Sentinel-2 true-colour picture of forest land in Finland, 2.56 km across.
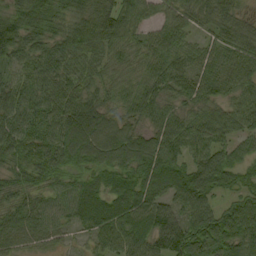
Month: September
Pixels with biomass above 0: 95%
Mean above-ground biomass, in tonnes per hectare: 70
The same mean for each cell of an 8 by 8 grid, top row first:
84 76 71 85 46 52 65 53
85 63 75 59 53 66 48 72
43 67 62 49 60 78 77 72
71 74 92 64 62 54 55 64
77 77 104 106 82 68 76 50
55 65 46 58 70 88 91 53
68 62 76 82 93 70 68 69
66 51 23 75 91 126 90 84
